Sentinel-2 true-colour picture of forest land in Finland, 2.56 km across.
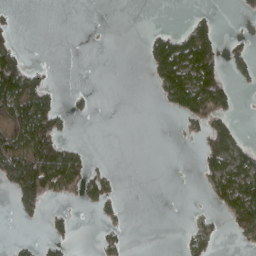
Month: April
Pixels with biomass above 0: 28%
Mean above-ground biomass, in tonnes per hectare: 36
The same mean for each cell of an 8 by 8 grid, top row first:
9 0 0 0 0 0 22 10
45 0 0 1 25 105 95 20
127 28 0 0 5 127 117 21
85 105 12 0 0 38 99 10
77 141 17 0 0 0 59 49
126 169 91 24 0 0 40 95
24 26 11 21 0 0 8 108
11 35 3 29 0 3 34 18
